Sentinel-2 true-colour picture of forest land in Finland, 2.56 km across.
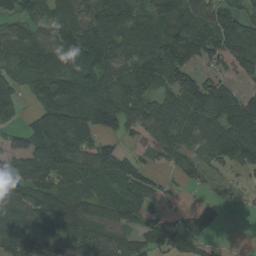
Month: August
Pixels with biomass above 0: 82%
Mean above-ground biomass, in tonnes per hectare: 98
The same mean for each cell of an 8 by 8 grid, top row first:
62 84 111 156 116 125 92 78
106 102 124 117 109 147 125 123
85 96 132 106 110 107 68 47
57 144 160 141 107 120 138 153
65 185 138 55 43 89 79 137
128 98 76 108 75 41 37 29
147 136 84 92 87 22 48 12
156 162 83 75 74 115 69 0
